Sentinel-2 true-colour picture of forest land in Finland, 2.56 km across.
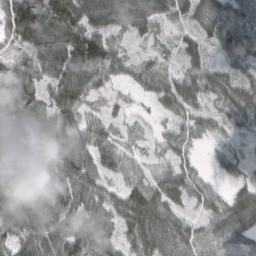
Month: March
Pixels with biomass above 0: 92%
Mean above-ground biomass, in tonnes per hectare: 62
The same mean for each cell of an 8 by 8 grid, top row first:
149 126 127 75 73 38 62 58
58 111 141 72 20 27 41 66
78 66 78 38 50 53 72 47
77 49 49 21 7 40 35 64
64 81 70 40 18 33 15 18
71 75 92 37 48 56 18 24
93 80 68 63 113 43 40 86
63 78 72 48 80 94 70 65
